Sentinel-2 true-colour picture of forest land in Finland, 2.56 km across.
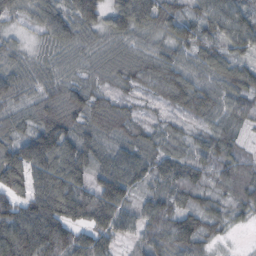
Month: October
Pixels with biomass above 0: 94%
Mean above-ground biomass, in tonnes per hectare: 70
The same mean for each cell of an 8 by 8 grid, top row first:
37 89 119 80 126 81 93 88
33 45 59 48 52 68 57 71
74 57 64 54 72 97 68 62
45 83 86 73 25 43 75 60
82 137 89 51 57 50 63 34
87 109 83 112 71 73 44 65
80 112 83 94 67 61 54 49
106 73 66 58 61 72 47 2
